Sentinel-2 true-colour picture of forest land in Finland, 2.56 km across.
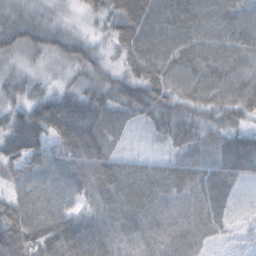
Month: October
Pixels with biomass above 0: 97%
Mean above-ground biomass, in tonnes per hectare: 61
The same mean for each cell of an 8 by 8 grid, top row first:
49 34 18 54 81 91 81 69
59 62 54 27 85 80 73 78
38 25 39 46 63 62 70 65
47 98 95 60 51 50 47 59
94 73 103 44 7 46 49 91
67 71 69 80 57 62 75 77
73 79 37 62 60 45 71 13
81 83 92 63 53 52 27 10
